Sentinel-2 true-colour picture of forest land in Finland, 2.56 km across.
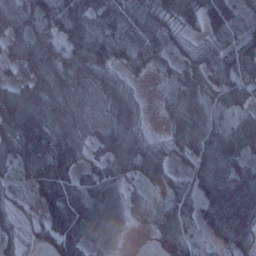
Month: January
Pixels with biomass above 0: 90%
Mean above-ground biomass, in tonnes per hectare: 68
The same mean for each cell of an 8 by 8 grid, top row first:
86 79 84 50 63 65 101 63
63 84 87 85 74 27 33 90
38 94 86 49 10 45 59 68
119 102 85 87 23 61 61 41
94 94 66 90 60 54 93 74
41 114 48 61 69 46 111 96
19 47 82 90 40 77 80 120
23 39 80 79 3 98 34 84
